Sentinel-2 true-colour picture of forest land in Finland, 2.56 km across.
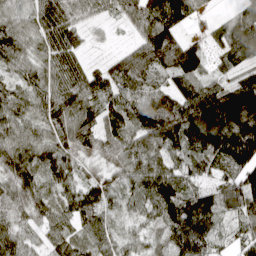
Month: April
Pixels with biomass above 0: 94%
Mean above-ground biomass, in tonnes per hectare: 89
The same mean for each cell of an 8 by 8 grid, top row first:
70 97 58 39 113 126 24 75
91 76 42 17 112 102 31 100
60 77 85 87 88 64 59 64
102 92 110 74 133 141 191 227
115 101 84 79 100 108 166 204
110 79 54 59 99 93 50 94
77 63 109 51 61 139 128 78
75 51 68 69 54 108 88 54
